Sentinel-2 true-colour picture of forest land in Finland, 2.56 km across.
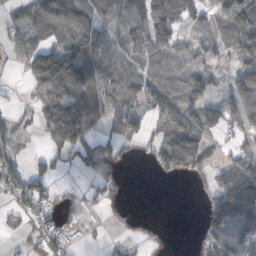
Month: October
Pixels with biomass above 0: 63%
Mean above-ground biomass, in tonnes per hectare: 64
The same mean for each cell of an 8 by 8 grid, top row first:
36 149 140 88 98 119 61 131
41 80 107 73 83 86 51 95
7 91 131 92 75 70 62 72
20 98 110 86 63 110 82 129
28 36 77 46 30 134 54 31
49 35 17 50 0 41 37 130
35 41 29 24 0 0 52 141
11 62 18 15 27 3 41 62
